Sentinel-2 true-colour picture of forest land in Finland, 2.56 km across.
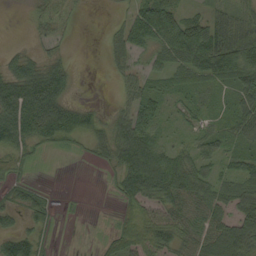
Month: September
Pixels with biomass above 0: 71%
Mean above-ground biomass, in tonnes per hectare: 45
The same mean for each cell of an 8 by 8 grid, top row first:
1 39 10 7 70 61 63 54
11 18 0 28 39 71 104 107
83 88 8 10 42 39 49 69
119 124 63 22 63 21 29 59
69 38 18 66 76 28 41 39
20 1 0 20 105 82 41 44
38 30 1 3 48 66 69 41
72 12 0 27 52 42 80 59
